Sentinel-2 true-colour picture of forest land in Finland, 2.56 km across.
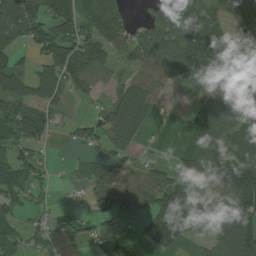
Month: July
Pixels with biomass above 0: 71%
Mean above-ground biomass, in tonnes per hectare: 83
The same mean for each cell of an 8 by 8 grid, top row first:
121 114 115 108 35 160 93 63
58 101 103 80 93 128 148 87
103 128 87 46 99 58 49 105
109 81 3 99 123 5 94 105
95 40 44 83 29 21 136 96
112 35 22 69 72 72 88 192
64 27 14 58 61 187 104 120
70 40 24 53 49 138 66 142
